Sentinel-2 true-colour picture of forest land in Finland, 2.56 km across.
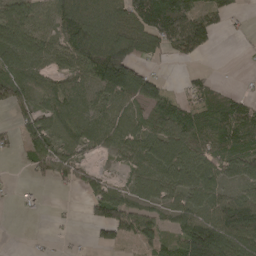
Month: April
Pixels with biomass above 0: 71%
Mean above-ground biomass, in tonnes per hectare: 70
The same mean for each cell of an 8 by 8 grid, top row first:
90 68 114 88 117 154 65 14
109 73 129 141 86 66 40 4
109 50 67 174 108 5 29 4
53 69 71 71 48 87 83 84
35 91 58 62 79 97 66 81
3 44 59 22 79 81 91 58
7 3 12 126 65 69 94 164
0 5 4 52 52 72 194 115
